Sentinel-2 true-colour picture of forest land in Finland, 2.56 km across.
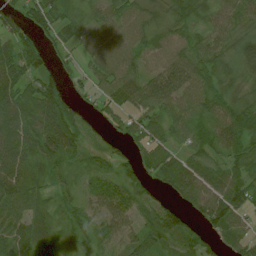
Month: July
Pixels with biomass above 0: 85%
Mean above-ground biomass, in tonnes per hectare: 51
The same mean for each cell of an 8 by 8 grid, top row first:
36 66 34 55 49 42 39 47
57 34 39 66 49 52 52 60
73 51 25 57 63 83 50 42
85 83 40 35 53 52 53 72
76 65 56 26 49 33 44 61
64 35 29 45 42 65 60 59
58 34 35 65 48 46 75 63
53 42 31 44 59 48 29 44
